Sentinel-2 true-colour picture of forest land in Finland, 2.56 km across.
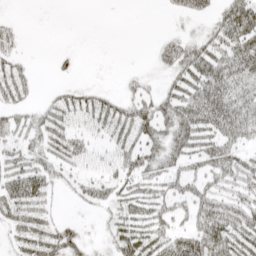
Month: April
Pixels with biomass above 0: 65%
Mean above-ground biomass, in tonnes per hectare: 32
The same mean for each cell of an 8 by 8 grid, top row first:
4 0 0 0 0 14 27 70
17 0 3 0 1 37 37 54
42 3 7 2 13 28 63 49
30 34 51 44 38 42 67 54
34 40 31 31 35 33 42 38
62 51 27 38 40 33 37 39
53 23 8 23 36 33 48 41
30 52 26 26 46 51 58 54
